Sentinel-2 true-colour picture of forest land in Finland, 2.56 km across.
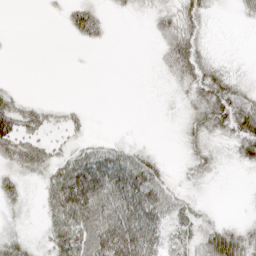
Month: April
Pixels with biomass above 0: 59%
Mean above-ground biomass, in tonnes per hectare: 26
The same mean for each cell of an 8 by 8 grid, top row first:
0 2 37 5 6 33 14 7
0 0 3 1 0 48 13 1
1 0 0 0 1 25 46 18
39 14 9 0 0 6 54 53
42 23 18 21 7 5 22 39
21 37 92 78 66 10 12 2
11 39 91 74 88 33 5 2
22 32 72 86 93 27 38 41
